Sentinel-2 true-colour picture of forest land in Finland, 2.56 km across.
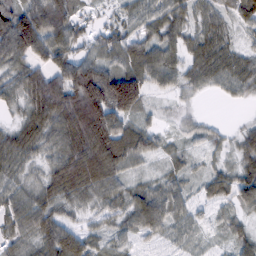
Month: February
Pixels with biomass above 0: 91%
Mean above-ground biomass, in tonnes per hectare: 60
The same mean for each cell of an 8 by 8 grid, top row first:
73 123 32 21 49 54 49 51
104 100 49 61 68 47 63 32
58 89 126 118 78 43 42 56
31 110 161 132 38 15 4 3
72 57 136 122 61 19 29 41
40 55 119 82 21 37 43 70
62 64 31 40 82 62 28 44
46 76 66 32 23 27 12 44
